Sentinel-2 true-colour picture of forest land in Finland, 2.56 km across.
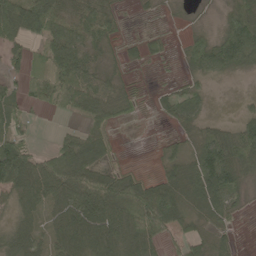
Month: May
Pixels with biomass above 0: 76%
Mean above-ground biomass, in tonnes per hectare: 55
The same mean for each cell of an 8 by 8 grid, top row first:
102 111 66 38 7 3 4 60
34 69 65 27 26 5 67 103
33 90 100 32 5 15 25 3
45 17 56 54 11 48 18 18
58 13 74 21 1 21 104 114
95 127 115 67 29 55 134 65
38 53 95 128 139 78 80 19
45 46 99 86 84 38 50 12
